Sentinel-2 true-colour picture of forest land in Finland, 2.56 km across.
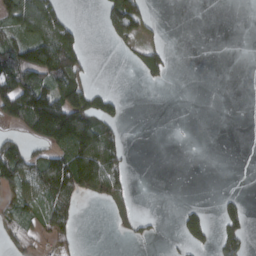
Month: March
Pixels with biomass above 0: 35%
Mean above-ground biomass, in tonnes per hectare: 43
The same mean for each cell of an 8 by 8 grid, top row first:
94 123 2 93 77 0 0 0
81 128 56 13 47 1 0 0
123 89 73 0 28 1 0 0
118 179 145 50 0 0 0 0
61 64 141 73 0 1 0 0
104 112 158 70 0 0 0 0
53 57 18 27 0 6 11 26
64 51 17 2 17 14 39 47
